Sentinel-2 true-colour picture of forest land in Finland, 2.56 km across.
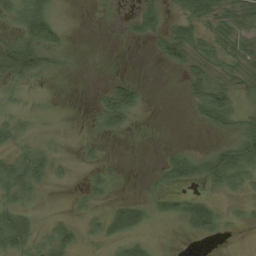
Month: August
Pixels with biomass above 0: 48%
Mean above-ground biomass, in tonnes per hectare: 20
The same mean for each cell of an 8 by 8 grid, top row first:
35 40 0 3 40 20 47 54
53 38 0 0 3 50 22 42
35 10 0 13 3 1 34 27
21 7 0 49 6 0 42 26
23 11 7 1 1 3 6 37
55 27 3 12 1 26 33 26
37 1 7 17 21 25 35 6
54 30 16 21 11 1 13 2
